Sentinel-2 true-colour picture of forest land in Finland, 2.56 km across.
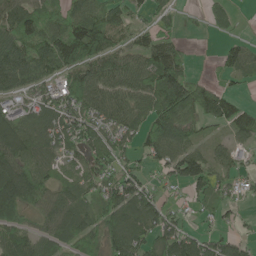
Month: June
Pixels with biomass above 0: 78%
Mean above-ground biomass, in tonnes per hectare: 73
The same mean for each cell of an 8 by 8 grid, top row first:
95 50 94 84 29 24 40 17
93 93 143 84 69 46 0 61
99 66 104 100 99 124 23 32
65 92 94 79 77 144 81 61
119 83 78 74 64 106 50 38
125 57 57 80 53 73 87 38
84 64 66 100 109 31 36 19
96 67 91 88 75 113 59 45
